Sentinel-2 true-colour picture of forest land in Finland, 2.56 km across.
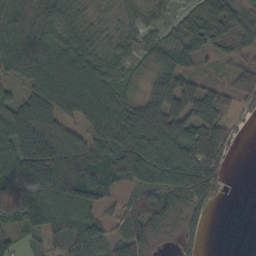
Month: October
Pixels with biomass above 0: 84%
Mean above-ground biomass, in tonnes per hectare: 69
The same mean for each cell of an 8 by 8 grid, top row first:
93 78 47 30 32 31 60 56
105 94 89 37 32 48 40 41
49 108 107 52 20 77 24 62
79 89 83 81 107 96 81 23
108 125 70 83 80 76 101 13
157 162 133 90 92 90 99 1
121 102 94 35 73 69 43 0
40 48 76 51 84 32 9 0
